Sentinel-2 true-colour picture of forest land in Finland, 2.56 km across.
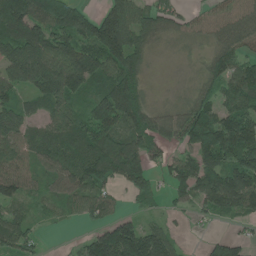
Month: June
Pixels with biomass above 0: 80%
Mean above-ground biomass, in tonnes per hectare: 92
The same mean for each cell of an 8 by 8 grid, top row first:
185 120 102 155 94 59 50 76
135 141 140 204 83 12 38 75
93 159 161 126 46 5 64 121
77 70 65 166 79 47 90 117
85 90 105 119 87 56 208 179
95 62 119 100 86 91 151 158
46 28 44 42 25 25 66 99
81 7 28 199 154 45 33 50
